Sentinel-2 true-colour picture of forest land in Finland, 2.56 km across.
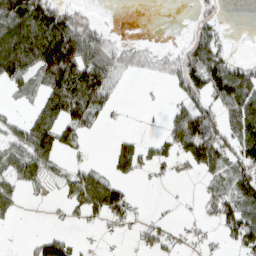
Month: March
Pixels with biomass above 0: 51%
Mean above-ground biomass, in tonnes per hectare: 47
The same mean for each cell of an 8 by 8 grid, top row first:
89 111 29 0 0 0 20 0
122 180 122 41 20 16 79 1
59 78 132 59 7 42 91 85
10 76 88 19 3 42 68 73
50 87 28 21 30 72 120 68
39 28 50 36 18 11 43 75
32 4 49 88 3 3 37 93
0 58 9 4 30 16 9 61
